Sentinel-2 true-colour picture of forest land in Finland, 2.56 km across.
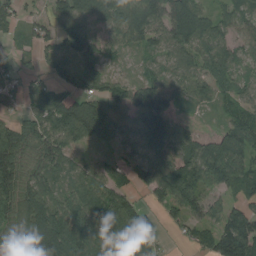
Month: August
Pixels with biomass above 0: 85%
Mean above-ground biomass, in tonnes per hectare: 84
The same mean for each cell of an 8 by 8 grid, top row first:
50 51 108 114 133 157 63 60
28 57 99 51 54 78 83 47
42 53 72 46 58 72 75 37
30 96 118 95 157 57 19 67
99 92 65 55 124 120 76 124
111 82 67 59 73 129 91 94
96 122 115 140 46 77 60 61
70 204 141 113 106 14 63 173
